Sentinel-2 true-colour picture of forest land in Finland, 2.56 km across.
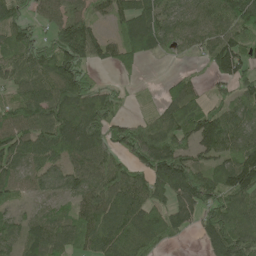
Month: May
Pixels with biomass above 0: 81%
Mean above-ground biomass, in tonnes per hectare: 85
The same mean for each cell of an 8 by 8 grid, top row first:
72 55 63 70 138 62 64 116
89 63 147 64 125 40 74 108
71 94 99 13 10 41 26 83
94 113 134 60 23 87 92 60
103 117 132 87 158 127 108 82
61 63 72 90 89 158 67 139
33 29 68 98 117 107 106 106
48 86 76 108 117 33 71 120
